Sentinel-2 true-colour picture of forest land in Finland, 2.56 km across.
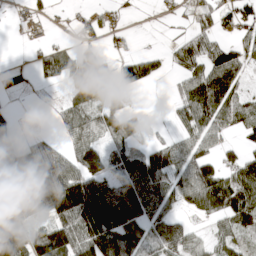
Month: April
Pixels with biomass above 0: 65%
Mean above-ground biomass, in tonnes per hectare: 61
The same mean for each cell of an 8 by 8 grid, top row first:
10 20 19 19 1 15 48 66
1 33 43 13 4 37 79 44
32 27 84 49 52 24 138 63
18 6 62 79 16 36 127 62
57 47 75 64 43 51 61 40
134 126 97 59 108 65 94 86
69 94 145 118 71 30 69 108
87 76 111 126 77 91 37 59
